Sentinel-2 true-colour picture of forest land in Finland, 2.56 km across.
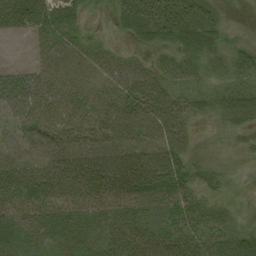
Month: August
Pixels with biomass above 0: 90%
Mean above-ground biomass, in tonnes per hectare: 46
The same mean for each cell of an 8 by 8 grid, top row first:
103 73 33 17 73 72 44 3
3 38 39 17 23 48 50 25
46 48 45 42 54 40 24 29
34 46 43 52 72 52 26 60
38 42 51 53 60 59 10 19
62 71 79 90 96 74 29 4
45 49 43 50 42 46 29 7
41 38 48 62 56 50 44 61
